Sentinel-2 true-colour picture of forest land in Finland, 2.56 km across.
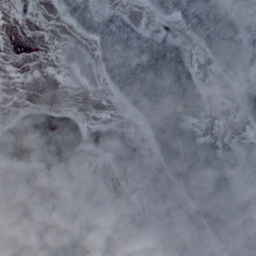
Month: October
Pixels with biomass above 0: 59%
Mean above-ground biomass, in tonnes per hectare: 29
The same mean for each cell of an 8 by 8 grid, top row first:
7 4 40 38 14 41 63 13
0 4 20 64 52 38 33 36
0 0 20 35 64 58 7 20
4 0 1 4 44 59 17 16
0 0 20 44 33 67 41 7
2 7 23 12 37 62 65 18
0 34 29 9 12 15 67 63
10 77 79 55 34 26 22 53
